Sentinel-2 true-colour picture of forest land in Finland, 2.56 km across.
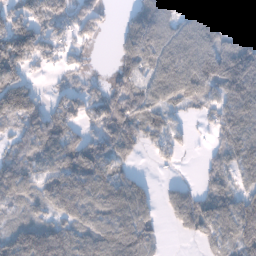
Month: November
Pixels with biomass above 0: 78%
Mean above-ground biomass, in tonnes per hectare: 91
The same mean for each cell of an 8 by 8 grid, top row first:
95 118 85 8 101 65 181 137
159 81 34 20 122 111 121 169
92 10 21 54 76 141 151 213
150 83 67 113 100 43 55 136
63 118 90 82 58 57 25 126
131 99 131 92 24 8 50 68
47 66 93 92 88 96 116 128
120 146 89 119 101 6 60 118
